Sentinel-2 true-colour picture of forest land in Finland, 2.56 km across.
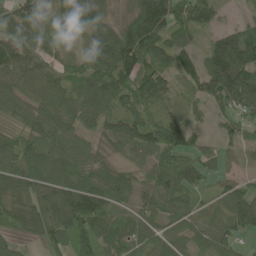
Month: June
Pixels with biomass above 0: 89%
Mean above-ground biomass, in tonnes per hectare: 81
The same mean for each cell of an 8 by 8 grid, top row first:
110 96 151 58 182 102 72 16
100 71 43 142 141 78 58 146
74 80 73 119 124 44 115 155
53 73 74 75 105 45 49 98
65 73 51 57 87 103 25 50
105 86 74 69 45 137 50 36
109 104 146 62 58 71 34 97
42 63 92 78 55 49 60 46
